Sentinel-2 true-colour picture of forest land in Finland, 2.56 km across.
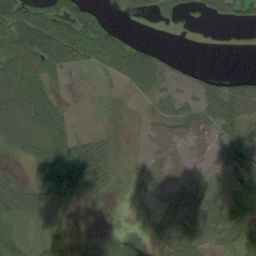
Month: August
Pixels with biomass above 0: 65%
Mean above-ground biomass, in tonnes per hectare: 42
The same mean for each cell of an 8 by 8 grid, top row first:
150 95 81 10 15 15 17 48
107 115 92 73 45 4 0 0
72 49 9 15 62 28 30 39
74 66 2 12 13 40 57 77
47 88 42 22 16 36 32 78
17 78 92 32 38 28 17 49
40 26 8 1 19 53 39 35
33 26 11 6 8 70 40 40
